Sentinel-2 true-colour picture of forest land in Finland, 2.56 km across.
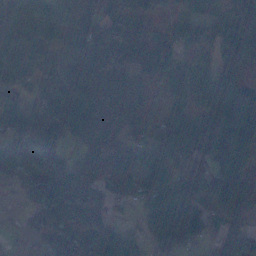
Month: November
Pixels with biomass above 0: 81%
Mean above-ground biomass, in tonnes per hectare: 80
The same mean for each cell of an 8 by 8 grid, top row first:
78 94 105 69 80 26 66 63
80 59 98 131 146 83 62 144
56 61 109 109 59 46 84 51
86 147 158 77 28 63 96 136
73 144 69 84 50 139 110 131
33 85 69 70 71 85 70 133
10 109 88 34 55 103 51 71
11 55 63 68 49 97 37 67
